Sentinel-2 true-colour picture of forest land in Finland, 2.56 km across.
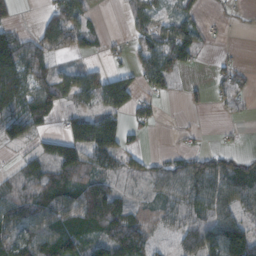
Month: November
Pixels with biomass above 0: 65%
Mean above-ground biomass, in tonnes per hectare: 57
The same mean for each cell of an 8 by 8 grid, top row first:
18 52 65 0 70 47 15 9
117 71 45 17 60 101 11 4
116 76 71 16 52 27 18 24
62 83 66 42 31 1 9 12
11 50 107 100 17 6 8 6
40 69 77 46 44 85 115 108
69 89 103 98 39 72 85 63
104 101 78 90 71 39 100 121
